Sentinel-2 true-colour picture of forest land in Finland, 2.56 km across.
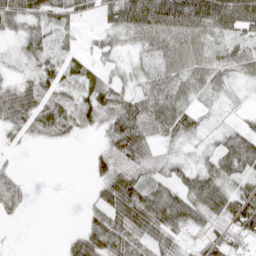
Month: April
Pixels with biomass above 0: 77%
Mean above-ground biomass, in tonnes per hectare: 45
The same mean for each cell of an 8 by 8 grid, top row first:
60 50 33 51 106 103 93 94
19 44 20 30 44 67 42 39
26 42 43 23 25 42 40 19
65 54 50 54 60 58 17 15
12 10 4 55 74 31 17 57
24 1 0 75 52 35 58 47
31 0 7 76 104 77 69 86
2 0 53 81 60 34 48 45
